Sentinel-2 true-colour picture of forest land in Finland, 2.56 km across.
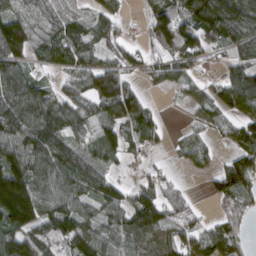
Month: March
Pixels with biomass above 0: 79%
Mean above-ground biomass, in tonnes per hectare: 89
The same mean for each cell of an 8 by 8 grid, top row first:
84 66 40 60 43 128 196 163
139 79 111 82 44 129 70 100
108 32 90 124 46 62 43 117
130 116 91 123 91 6 68 85
130 143 70 75 66 21 42 82
167 113 118 48 44 19 40 124
235 104 78 88 155 87 11 67
120 97 109 84 87 77 90 55
